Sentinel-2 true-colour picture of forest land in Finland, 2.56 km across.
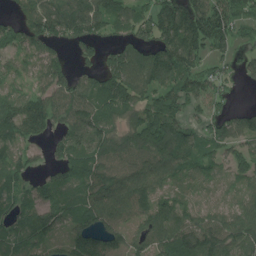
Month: July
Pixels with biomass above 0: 84%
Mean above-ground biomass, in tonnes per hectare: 93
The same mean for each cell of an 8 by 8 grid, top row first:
38 132 123 97 80 155 177 99
60 92 66 56 86 167 112 43
37 89 83 125 109 110 86 38
114 103 107 109 116 105 60 47
89 48 130 109 113 146 75 69
90 62 103 120 113 70 54 58
82 93 101 116 91 82 49 57
96 79 110 77 75 125 121 105
